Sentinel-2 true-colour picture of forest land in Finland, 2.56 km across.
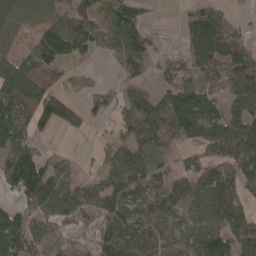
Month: April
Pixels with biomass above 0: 74%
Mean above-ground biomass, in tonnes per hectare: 74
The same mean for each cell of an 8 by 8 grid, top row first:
62 45 73 63 33 10 79 14
34 104 74 45 74 16 115 89
124 63 14 9 45 45 58 96
118 99 39 36 105 153 113 90
99 13 1 36 77 47 83 132
151 94 44 71 91 52 94 116
64 81 83 108 76 67 111 102
123 63 24 121 105 86 104 102
